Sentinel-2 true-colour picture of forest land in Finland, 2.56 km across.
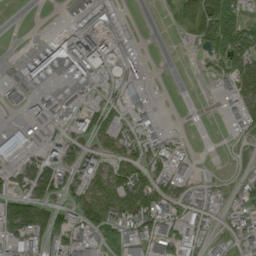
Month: September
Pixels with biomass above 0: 53%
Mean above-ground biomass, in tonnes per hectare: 45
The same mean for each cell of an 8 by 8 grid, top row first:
0 0 31 64 0 23 88 69
5 59 138 99 3 1 46 102
16 34 33 30 27 0 9 81
15 34 58 32 35 0 0 57
103 52 27 39 53 17 0 11
30 85 62 60 68 63 7 22
87 62 58 83 97 55 30 54
57 68 60 60 75 78 37 45
